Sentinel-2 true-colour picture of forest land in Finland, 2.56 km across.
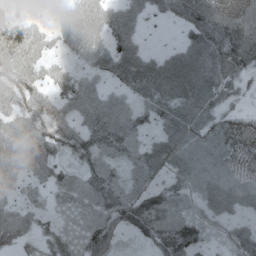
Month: May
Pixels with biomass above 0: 89%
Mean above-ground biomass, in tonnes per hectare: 58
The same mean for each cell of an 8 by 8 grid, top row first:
30 20 70 55 37 38 82 66
83 38 63 67 32 34 91 101
72 41 41 39 88 91 84 50
64 58 51 62 50 76 66 29
89 70 57 63 46 75 67 40
67 50 55 51 55 47 73 40
51 39 67 72 84 66 60 52
52 45 69 48 34 91 44 53
